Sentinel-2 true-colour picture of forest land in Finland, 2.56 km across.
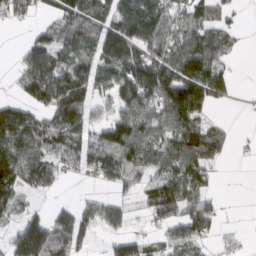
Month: March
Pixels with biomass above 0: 65%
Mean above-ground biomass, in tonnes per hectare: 64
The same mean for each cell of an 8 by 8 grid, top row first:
26 22 71 67 131 47 57 10
11 87 66 100 86 79 99 16
24 119 84 99 133 132 126 6
78 72 84 53 81 124 38 1
107 91 75 115 93 85 89 4
98 68 24 58 52 97 53 0
51 23 43 48 23 79 65 1
74 125 55 30 32 56 39 11
